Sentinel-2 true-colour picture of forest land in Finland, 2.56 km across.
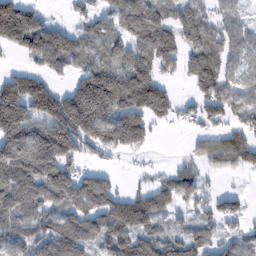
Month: February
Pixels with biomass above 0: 74%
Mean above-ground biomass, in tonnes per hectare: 95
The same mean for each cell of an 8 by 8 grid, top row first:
189 29 39 89 189 88 51 35
77 166 81 83 120 121 99 55
116 70 83 122 111 29 108 53
196 165 217 167 139 60 69 57
168 196 114 111 70 0 39 74
147 151 97 34 16 61 27 16
106 82 98 132 129 60 49 42
98 133 137 116 114 74 74 61
